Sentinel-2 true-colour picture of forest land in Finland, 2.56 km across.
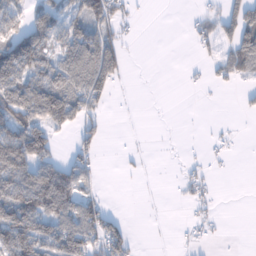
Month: January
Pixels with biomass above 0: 45%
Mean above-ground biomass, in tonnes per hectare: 48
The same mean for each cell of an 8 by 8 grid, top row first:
58 67 73 77 3 0 31 80
123 72 122 83 0 0 25 91
113 100 111 67 0 0 19 28
107 120 82 6 0 0 0 7
86 42 41 1 1 1 15 4
94 102 84 0 6 7 25 0
133 113 96 15 1 2 17 0
153 106 128 90 2 5 15 0
